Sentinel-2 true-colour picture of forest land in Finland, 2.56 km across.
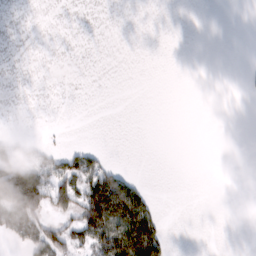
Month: February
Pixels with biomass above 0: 17%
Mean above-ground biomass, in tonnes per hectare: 18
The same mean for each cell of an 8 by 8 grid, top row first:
0 0 0 0 0 0 0 0
0 0 0 0 0 0 0 0
0 0 0 0 0 0 0 2
0 0 0 0 0 0 0 0
21 8 7 0 0 0 0 0
111 58 66 46 2 0 0 0
93 49 79 133 64 0 0 0
29 76 40 112 130 2 0 0
